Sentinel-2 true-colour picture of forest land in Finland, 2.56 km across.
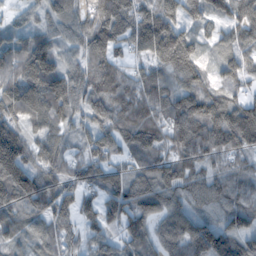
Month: November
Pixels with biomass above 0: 89%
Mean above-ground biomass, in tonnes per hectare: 89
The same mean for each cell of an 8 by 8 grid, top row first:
31 58 68 130 99 71 69 84
96 91 68 79 82 149 30 76
127 130 81 102 89 65 42 54
111 118 65 99 109 127 120 119
157 102 49 87 68 95 123 95
143 93 64 82 89 113 69 70
95 100 78 87 107 81 65 87
54 58 54 73 91 111 135 89
